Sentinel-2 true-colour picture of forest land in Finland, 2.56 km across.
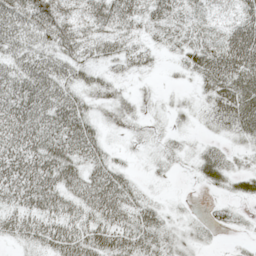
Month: May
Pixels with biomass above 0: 83%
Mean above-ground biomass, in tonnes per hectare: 38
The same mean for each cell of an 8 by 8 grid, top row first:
57 73 38 55 37 37 30 39
44 43 43 36 28 25 43 73
58 63 35 28 9 7 48 59
64 57 46 33 13 15 28 62
62 53 58 11 10 12 16 19
72 61 48 50 8 6 31 32
48 52 42 60 38 7 10 13
26 48 60 56 48 27 12 7
